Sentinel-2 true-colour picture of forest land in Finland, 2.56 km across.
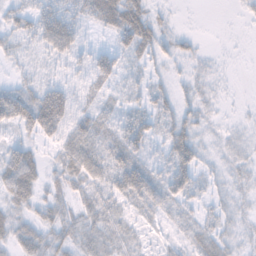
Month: November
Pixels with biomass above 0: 72%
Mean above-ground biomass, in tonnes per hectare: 24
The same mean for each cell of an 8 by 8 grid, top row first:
26 43 29 51 39 6 0 5
18 32 24 16 34 22 4 1
12 19 14 11 13 10 15 1
58 90 22 18 28 26 11 3
24 17 39 29 36 47 11 16
30 15 35 42 52 52 15 14
18 25 22 26 26 21 15 13
27 28 25 25 10 9 29 16
